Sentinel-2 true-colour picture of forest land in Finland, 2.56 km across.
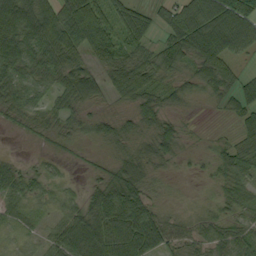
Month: September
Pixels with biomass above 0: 80%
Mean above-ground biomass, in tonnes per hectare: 51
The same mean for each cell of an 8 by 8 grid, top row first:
106 88 121 32 10 73 100 115
97 93 88 76 27 78 101 53
56 42 97 65 80 31 43 34
35 34 34 14 49 21 5 46
1 11 17 28 25 37 7 47
33 29 6 50 44 8 9 56
29 16 50 120 73 8 11 35
13 32 131 121 111 42 45 61
